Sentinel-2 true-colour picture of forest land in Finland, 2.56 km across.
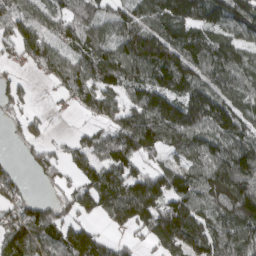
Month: March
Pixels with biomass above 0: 80%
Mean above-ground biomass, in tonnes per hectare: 94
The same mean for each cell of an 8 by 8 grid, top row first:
96 78 83 70 91 135 92 126
66 94 83 91 166 129 119 79
35 42 132 90 106 124 78 83
38 13 34 86 149 157 127 70
16 41 50 89 142 110 98 114
46 41 68 95 78 111 108 166
67 65 81 97 132 139 84 151
108 98 149 29 54 172 113 112
